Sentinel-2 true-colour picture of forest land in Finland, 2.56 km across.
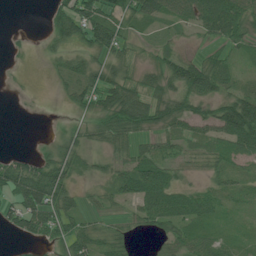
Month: July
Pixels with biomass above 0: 70%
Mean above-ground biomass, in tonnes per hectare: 40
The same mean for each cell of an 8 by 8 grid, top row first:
0 21 91 56 55 53 90 69
4 16 32 60 14 23 18 28
2 5 47 55 39 65 76 24
0 0 25 73 75 59 41 88
0 14 41 41 25 27 30 70
79 86 22 38 88 32 20 24
57 85 32 14 47 71 35 14
13 37 55 39 4 36 31 15
